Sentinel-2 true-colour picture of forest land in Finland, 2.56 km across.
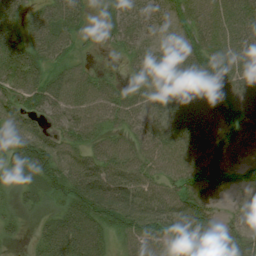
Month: July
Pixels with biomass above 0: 91%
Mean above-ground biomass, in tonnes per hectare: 59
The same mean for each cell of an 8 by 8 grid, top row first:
52 59 42 35 51 46 57 74
74 66 20 18 29 39 69 63
67 64 54 25 32 54 80 75
48 47 55 55 41 77 96 83
71 71 55 48 51 74 92 73
30 72 80 76 61 57 87 45
27 26 101 103 84 79 63 36
13 63 98 43 65 65 55 62
